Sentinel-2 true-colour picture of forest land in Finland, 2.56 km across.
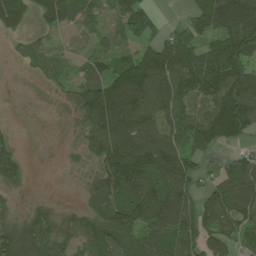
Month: July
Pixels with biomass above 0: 83%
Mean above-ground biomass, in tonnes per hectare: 104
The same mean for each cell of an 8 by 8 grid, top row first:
117 95 80 54 134 11 146 158
21 48 19 67 96 169 97 152
3 39 69 140 179 155 145 157
2 5 92 194 153 116 114 198
45 3 53 174 167 102 139 56
82 1 22 191 180 177 49 125
38 67 58 147 175 202 103 136
164 122 102 143 127 137 101 72
